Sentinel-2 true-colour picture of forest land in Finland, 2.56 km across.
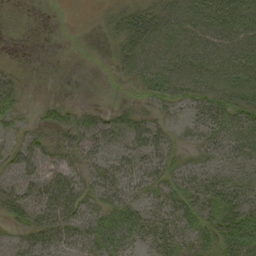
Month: September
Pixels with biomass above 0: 72%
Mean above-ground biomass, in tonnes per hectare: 29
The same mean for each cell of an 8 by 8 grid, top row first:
2 0 0 14 37 52 53 48
1 1 1 10 52 54 52 52
25 1 1 6 29 45 51 49
35 18 22 17 19 16 39 37
25 32 35 31 32 15 25 39
36 38 24 30 30 27 28 19
49 39 32 35 27 36 33 40
14 32 30 42 26 29 35 72
